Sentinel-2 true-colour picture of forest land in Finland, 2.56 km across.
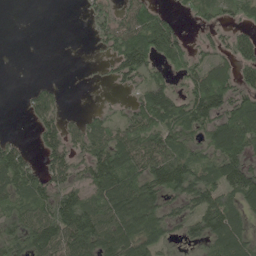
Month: May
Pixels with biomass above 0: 68%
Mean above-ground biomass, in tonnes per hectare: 72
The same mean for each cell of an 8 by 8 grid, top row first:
0 0 6 51 79 27 45 45
0 0 1 54 122 84 42 81
0 9 1 31 67 44 120 75
1 74 13 21 109 106 123 123
40 72 63 105 103 87 76 124
120 68 50 150 112 124 94 124
61 84 121 130 164 43 107 74
87 122 141 122 104 33 75 91
